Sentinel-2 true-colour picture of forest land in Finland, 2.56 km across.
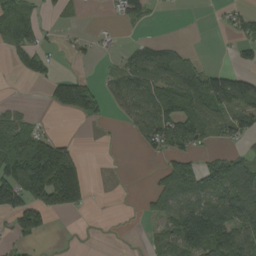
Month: August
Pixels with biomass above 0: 48%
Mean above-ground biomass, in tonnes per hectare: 62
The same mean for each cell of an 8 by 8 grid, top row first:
91 12 9 15 43 2 3 39
63 24 21 8 50 37 0 34
5 47 69 42 98 102 86 72
34 18 115 23 102 104 95 96
131 101 14 1 47 92 40 29
145 203 109 1 2 130 97 121
114 108 52 1 22 112 111 135
43 9 2 1 17 124 168 129
